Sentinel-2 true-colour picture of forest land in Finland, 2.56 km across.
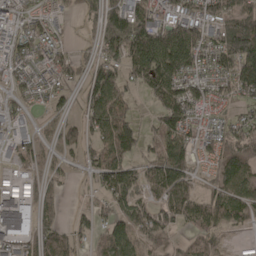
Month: April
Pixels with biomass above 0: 77%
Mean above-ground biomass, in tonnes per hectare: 72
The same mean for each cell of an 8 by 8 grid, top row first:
52 53 45 113 93 83 98 120
71 78 24 91 159 160 82 166
39 43 50 94 85 97 54 105
33 37 45 102 9 98 29 36
51 39 66 96 56 91 50 114
41 49 16 95 55 96 33 105
118 53 22 69 81 101 103 90
82 88 50 85 56 22 66 10
